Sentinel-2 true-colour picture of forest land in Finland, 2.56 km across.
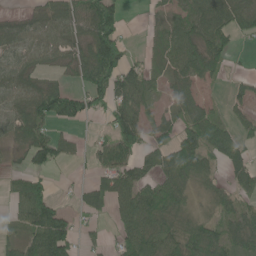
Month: June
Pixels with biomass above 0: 69%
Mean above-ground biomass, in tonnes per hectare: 57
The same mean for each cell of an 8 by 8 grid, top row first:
24 60 82 126 5 39 90 77
50 61 59 139 7 59 84 17
66 32 46 101 53 44 31 17
58 87 62 61 46 40 47 24
43 80 16 75 54 79 93 52
23 31 5 72 44 93 45 53
32 89 26 48 108 80 35 45
34 121 34 22 87 82 97 67
